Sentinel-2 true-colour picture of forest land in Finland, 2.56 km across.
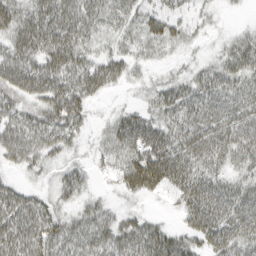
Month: March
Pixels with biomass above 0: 83%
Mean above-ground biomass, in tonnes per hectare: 41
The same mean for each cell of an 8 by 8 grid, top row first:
51 57 59 37 36 29 13 3
50 61 52 24 24 19 7 38
61 62 56 39 12 25 37 42
42 52 42 13 27 46 50 46
51 44 18 42 67 54 58 50
12 15 30 21 85 64 45 31
50 32 29 19 9 20 63 63
60 52 49 50 63 44 47 54
